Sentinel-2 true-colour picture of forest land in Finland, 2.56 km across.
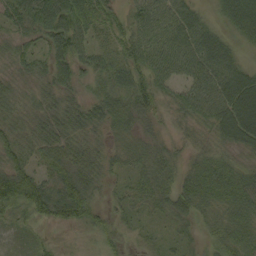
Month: September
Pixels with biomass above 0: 91%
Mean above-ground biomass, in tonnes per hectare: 44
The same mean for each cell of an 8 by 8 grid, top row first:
48 78 83 33 56 66 23 80
36 50 53 37 59 74 75 25
30 40 31 51 46 43 64 72
38 41 39 54 38 26 50 90
51 43 39 25 33 19 32 46
80 38 50 21 39 35 54 48
59 63 62 20 27 42 35 49
11 11 12 30 17 22 24 48
